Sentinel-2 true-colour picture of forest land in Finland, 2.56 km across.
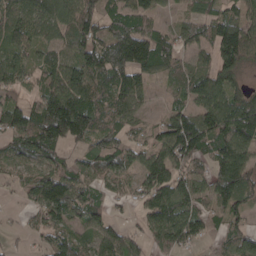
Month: April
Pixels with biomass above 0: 81%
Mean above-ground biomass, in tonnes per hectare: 80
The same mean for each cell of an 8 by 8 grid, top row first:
78 94 105 69 80 26 66 63
80 59 98 131 146 83 62 144
56 61 109 109 59 46 84 51
86 147 158 77 28 63 96 136
73 144 69 84 50 139 110 131
33 85 69 70 71 85 70 133
10 109 88 34 55 103 51 71
11 55 63 68 49 97 37 67
